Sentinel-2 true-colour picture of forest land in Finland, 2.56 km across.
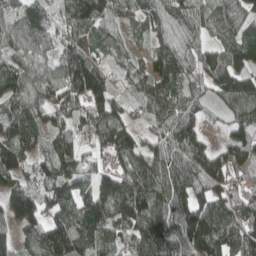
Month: April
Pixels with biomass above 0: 89%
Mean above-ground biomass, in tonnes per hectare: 100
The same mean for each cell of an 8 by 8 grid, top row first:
85 61 113 82 76 86 82 82
81 68 86 71 28 89 68 122
111 88 142 64 86 110 80 133
95 93 77 125 58 129 41 102
134 70 50 95 73 110 43 111
103 95 87 97 145 115 127 50
140 107 110 140 139 129 147 108
65 138 130 82 132 141 185 173
